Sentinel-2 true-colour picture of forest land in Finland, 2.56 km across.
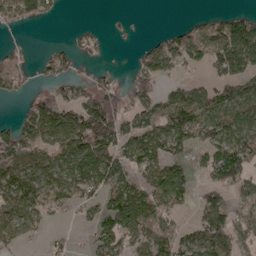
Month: April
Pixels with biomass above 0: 62%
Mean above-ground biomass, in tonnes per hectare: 71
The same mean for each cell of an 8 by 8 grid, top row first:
70 36 0 5 1 1 28 53
18 16 33 6 42 98 88 166
51 33 41 32 85 35 38 85
15 105 102 151 79 96 93 126
123 71 104 125 113 99 93 132
101 88 111 115 71 102 56 103
89 47 39 106 103 50 103 50
47 13 5 111 82 76 114 85
